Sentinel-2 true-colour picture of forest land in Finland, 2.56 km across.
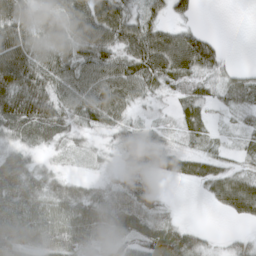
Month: April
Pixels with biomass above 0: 81%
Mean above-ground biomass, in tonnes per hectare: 53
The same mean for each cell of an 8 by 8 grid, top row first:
71 53 78 93 59 44 0 0
85 62 69 70 89 93 74 0
92 78 73 80 68 46 35 43
92 78 66 67 18 23 29 34
41 34 23 30 64 25 21 17
80 51 16 20 50 33 50 44
66 61 69 81 76 9 9 66
65 72 72 62 78 96 24 29
